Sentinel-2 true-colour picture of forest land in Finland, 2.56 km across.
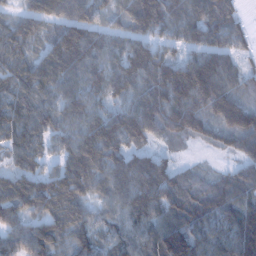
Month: January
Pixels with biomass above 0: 93%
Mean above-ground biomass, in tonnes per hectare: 97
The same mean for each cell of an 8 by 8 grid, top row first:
68 114 109 58 159 107 96 39
99 91 152 91 98 63 93 61
105 118 101 103 111 154 165 70
95 83 101 76 118 153 120 172
93 66 115 113 73 44 44 79
85 74 111 94 134 72 30 62
81 96 80 66 125 111 109 111
78 99 74 67 85 162 105 126
